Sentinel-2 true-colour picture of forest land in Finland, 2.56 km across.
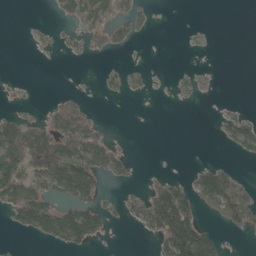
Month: May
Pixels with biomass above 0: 31%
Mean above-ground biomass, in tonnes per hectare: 30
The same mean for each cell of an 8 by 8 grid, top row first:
0 2 58 54 15 0 0 0
0 5 10 24 1 0 3 0
2 0 1 12 6 4 4 0
13 23 67 0 0 0 0 13
117 84 78 24 0 0 0 40
100 87 117 23 5 11 49 23
71 80 80 16 44 136 30 82
2 31 71 5 5 124 71 2
